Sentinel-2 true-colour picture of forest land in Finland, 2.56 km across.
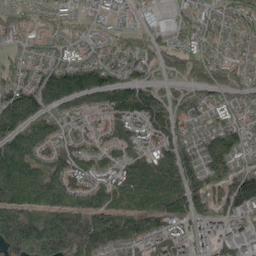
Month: May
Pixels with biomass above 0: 91%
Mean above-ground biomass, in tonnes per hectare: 105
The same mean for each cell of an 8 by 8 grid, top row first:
43 49 44 41 32 41 55 71
39 51 48 58 71 67 75 55
86 127 138 103 79 58 96 68
174 94 66 124 161 119 83 86
136 98 82 84 96 121 113 116
193 125 101 95 145 163 139 131
172 160 148 150 163 149 98 113
206 212 208 154 134 105 70 63
